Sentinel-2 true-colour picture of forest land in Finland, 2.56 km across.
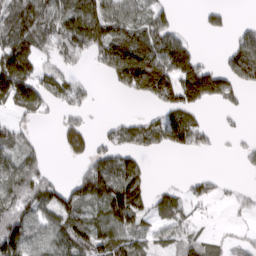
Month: March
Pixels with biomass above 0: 60%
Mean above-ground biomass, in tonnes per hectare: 65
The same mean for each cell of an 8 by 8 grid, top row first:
87 102 153 96 60 27 29 0
129 58 80 134 135 106 0 112
175 60 20 40 136 109 116 81
51 32 38 1 11 85 18 26
59 4 77 46 72 55 27 11
80 33 51 123 58 3 21 5
79 83 88 151 71 73 14 23
142 70 98 94 49 57 43 20
